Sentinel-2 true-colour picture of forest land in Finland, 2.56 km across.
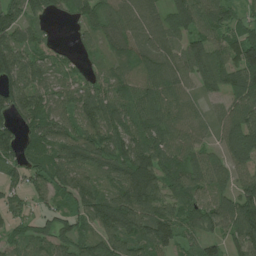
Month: July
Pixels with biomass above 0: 87%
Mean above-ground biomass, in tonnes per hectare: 77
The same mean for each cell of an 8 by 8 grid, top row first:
77 52 47 66 79 74 77 48
100 42 27 51 73 58 89 122
105 82 48 69 80 76 83 82
91 76 90 94 73 84 35 87
78 72 98 91 87 92 45 112
41 82 83 77 173 80 83 59
37 41 70 122 131 70 73 122
50 70 70 84 93 83 61 75
